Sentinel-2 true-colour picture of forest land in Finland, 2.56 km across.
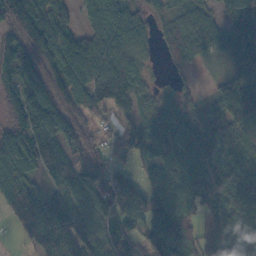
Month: October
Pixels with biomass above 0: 87%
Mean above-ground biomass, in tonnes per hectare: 86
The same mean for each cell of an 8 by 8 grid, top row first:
130 100 37 99 45 47 43 131
102 140 94 83 37 67 52 90
110 100 79 76 35 18 9 73
110 150 55 44 54 62 60 131
131 131 75 45 71 110 103 73
116 72 92 93 58 85 106 85
115 140 69 75 145 132 69 86
19 140 128 83 78 166 71 91
